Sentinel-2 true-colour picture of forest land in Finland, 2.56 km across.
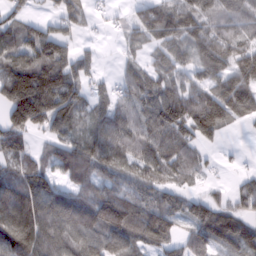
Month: February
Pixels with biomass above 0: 80%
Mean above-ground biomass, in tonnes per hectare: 83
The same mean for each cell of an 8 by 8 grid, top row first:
43 26 52 15 77 109 94 95
100 117 33 3 52 83 88 80
165 175 69 25 91 59 63 98
138 154 82 80 89 147 145 68
67 43 82 104 99 98 42 3
80 81 74 64 75 56 17 24
176 140 139 133 88 69 74 54
127 100 98 104 70 50 84 98
